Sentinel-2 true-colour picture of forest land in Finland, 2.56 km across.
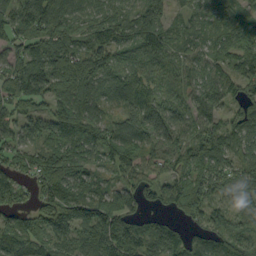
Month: September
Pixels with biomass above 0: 92%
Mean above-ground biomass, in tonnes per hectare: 84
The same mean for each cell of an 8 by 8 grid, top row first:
97 138 75 77 109 41 63 57
70 107 75 90 78 66 54 70
103 128 135 79 72 56 68 77
72 72 110 42 95 76 69 80
78 87 105 96 73 75 125 93
74 107 97 49 69 86 90 70
63 113 113 110 54 73 81 49
91 86 91 129 94 68 87 75
